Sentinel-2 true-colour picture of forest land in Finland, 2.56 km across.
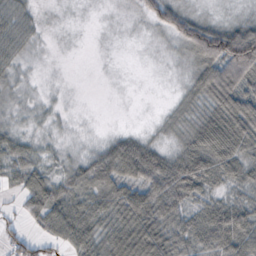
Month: October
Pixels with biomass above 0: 71%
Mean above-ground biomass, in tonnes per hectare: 41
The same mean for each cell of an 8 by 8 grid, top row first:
45 2 0 1 24 60 17 14
40 2 0 0 1 17 128 155
15 2 0 0 0 3 69 81
8 7 2 0 0 11 40 97
33 9 6 42 37 16 89 81
35 35 43 75 79 77 74 47
17 73 55 60 85 60 46 59
49 36 65 70 103 57 61 74
